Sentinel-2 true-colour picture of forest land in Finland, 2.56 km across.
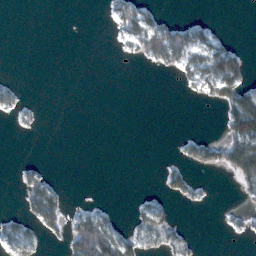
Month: February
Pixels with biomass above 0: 25%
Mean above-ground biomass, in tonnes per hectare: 23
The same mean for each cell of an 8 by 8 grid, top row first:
0 0 0 28 51 9 4 0
0 0 0 3 66 84 66 18
5 0 0 0 0 13 80 67
17 0 0 0 0 0 0 130
0 0 0 0 0 8 44 101
12 22 0 0 0 28 4 70
7 84 14 8 26 12 5 9
48 12 114 81 52 44 0 4
